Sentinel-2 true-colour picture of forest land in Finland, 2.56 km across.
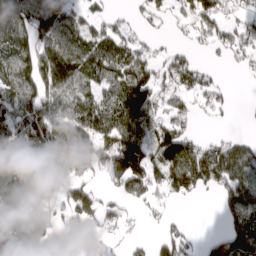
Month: March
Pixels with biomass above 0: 67%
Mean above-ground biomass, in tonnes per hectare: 96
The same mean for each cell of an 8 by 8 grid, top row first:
159 147 72 42 48 43 99 66
145 134 121 112 64 38 49 91
138 161 109 100 112 93 42 7
107 119 117 119 122 75 38 4
151 122 141 141 131 189 52 68
155 150 60 112 143 158 147 125
123 74 127 55 38 14 0 138
188 67 24 26 26 100 32 151
